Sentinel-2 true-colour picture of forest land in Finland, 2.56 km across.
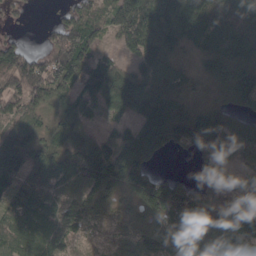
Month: March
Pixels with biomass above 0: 86%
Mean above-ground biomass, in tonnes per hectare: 84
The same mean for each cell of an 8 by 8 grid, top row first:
16 3 71 84 132 137 139 113
74 68 154 25 111 74 95 124
129 126 95 138 99 67 61 147
53 64 67 54 90 99 86 57
93 73 72 112 119 80 132 99
77 61 69 127 86 35 52 46
62 50 67 51 93 144 103 74
76 74 29 25 77 90 116 88
